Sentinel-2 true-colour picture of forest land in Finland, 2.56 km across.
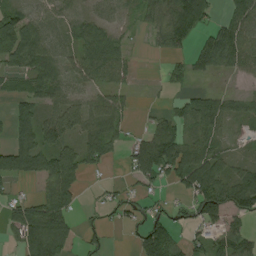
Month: August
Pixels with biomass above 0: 67%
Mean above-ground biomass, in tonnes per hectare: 52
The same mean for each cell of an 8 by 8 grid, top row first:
57 43 26 19 31 77 68 58
99 60 50 57 5 32 81 82
32 73 47 50 3 23 18 17
45 49 63 72 4 38 87 30
67 70 53 45 74 91 67 10
67 71 52 7 62 62 91 63
54 84 21 26 38 24 110 73
34 116 48 7 87 47 60 59
